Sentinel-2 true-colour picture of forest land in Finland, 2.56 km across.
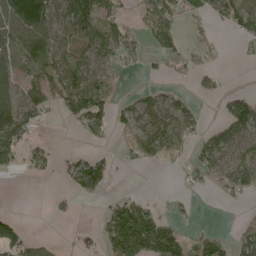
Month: May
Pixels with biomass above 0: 49%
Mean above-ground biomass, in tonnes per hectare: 41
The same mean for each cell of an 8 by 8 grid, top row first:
102 79 79 50 34 34 36 69
54 65 70 65 30 33 23 8
35 69 73 17 4 9 17 0
66 34 79 48 44 51 5 80
73 19 6 10 60 40 44 42
13 20 94 24 0 3 25 51
1 9 4 51 58 12 0 6
57 15 17 97 140 77 57 51
